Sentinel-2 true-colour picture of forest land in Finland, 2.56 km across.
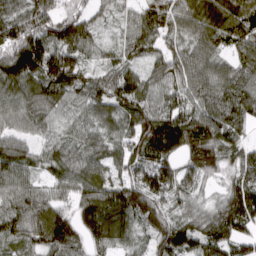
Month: March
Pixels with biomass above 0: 94%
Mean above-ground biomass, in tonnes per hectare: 110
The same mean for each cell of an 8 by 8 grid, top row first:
132 137 98 51 95 107 130 149
164 150 103 46 96 81 95 93
149 156 111 117 102 105 106 108
88 102 87 95 113 104 130 117
91 83 99 98 163 172 157 89
102 70 114 87 130 122 79 105
110 120 107 160 128 85 69 169
74 135 80 103 46 151 115 102
